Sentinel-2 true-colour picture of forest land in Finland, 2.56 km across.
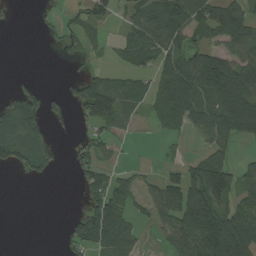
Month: August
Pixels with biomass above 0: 54%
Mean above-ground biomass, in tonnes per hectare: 58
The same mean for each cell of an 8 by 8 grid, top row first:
1 9 35 48 95 126 83 82
0 5 26 22 81 71 75 90
10 1 43 49 32 140 143 128
107 38 42 94 26 96 73 145
98 36 42 35 1 10 48 28
8 22 38 43 16 56 151 68
0 0 16 100 34 115 143 70
0 0 62 97 19 66 136 129
